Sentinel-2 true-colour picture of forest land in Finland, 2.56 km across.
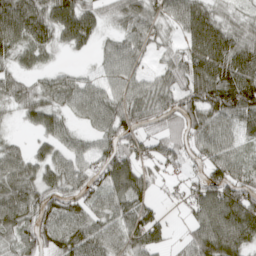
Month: April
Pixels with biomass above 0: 84%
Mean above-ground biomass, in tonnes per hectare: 66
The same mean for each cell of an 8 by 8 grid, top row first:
109 87 97 32 70 61 76 33
63 52 39 44 52 36 122 90
45 36 42 53 43 59 123 121
26 63 48 70 64 87 102 101
23 43 36 65 55 69 68 44
79 58 64 101 70 21 64 69
91 81 63 63 65 10 99 116
58 67 80 60 80 15 104 93
